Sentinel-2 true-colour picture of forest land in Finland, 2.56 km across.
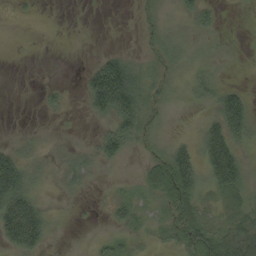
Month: September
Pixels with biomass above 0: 54%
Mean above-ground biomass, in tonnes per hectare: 28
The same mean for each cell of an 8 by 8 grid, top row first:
3 0 0 0 10 22 24 1
0 0 0 8 9 26 14 4
0 2 11 133 35 13 27 4
0 9 4 88 46 6 21 92
20 9 9 53 17 33 72 43
99 18 26 4 27 88 46 62
115 23 3 21 20 45 22 29
82 30 1 18 13 29 56 76
